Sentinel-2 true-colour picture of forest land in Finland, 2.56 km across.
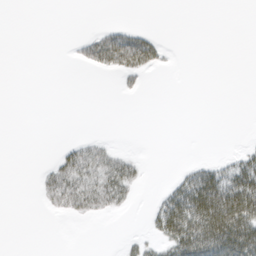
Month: March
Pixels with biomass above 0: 22%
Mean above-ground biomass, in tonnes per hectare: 17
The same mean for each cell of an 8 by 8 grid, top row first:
0 0 0 0 0 0 0 0
0 0 14 69 58 2 0 0
0 0 0 2 10 0 0 0
0 0 0 0 0 0 0 0
0 0 20 11 0 0 0 2
0 23 50 49 10 11 41 48
0 12 32 23 3 71 104 117
0 0 0 0 12 68 96 100
